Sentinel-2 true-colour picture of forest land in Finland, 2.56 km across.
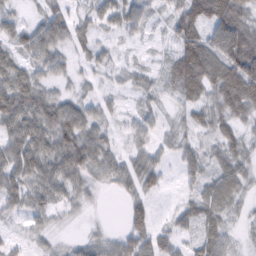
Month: February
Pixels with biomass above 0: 84%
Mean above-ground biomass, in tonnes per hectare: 44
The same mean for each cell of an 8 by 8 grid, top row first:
23 47 27 40 42 49 85 66
39 61 23 17 6 46 81 119
60 35 19 14 24 57 77 119
81 70 53 23 29 20 45 54
66 60 82 27 30 30 25 41
67 62 54 44 56 15 39 47
33 39 24 1 45 23 48 22
17 20 24 35 64 41 47 16
